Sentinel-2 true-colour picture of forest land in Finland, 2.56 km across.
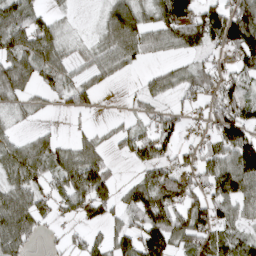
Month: April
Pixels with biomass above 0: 69%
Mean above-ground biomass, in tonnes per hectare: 64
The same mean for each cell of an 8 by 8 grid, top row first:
90 44 3 79 63 126 91 113
92 95 20 65 59 46 56 128
97 55 38 24 24 47 69 65
32 15 31 3 26 35 47 89
45 50 43 25 72 49 44 130
71 57 115 46 44 74 74 120
119 44 70 48 107 88 90 68
97 11 28 57 98 84 75 70
